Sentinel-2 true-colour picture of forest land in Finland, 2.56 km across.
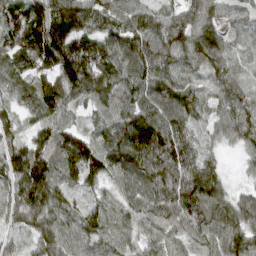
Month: March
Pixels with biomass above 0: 96%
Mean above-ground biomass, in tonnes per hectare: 92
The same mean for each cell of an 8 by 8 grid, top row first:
90 159 132 92 93 70 78 47
99 192 126 93 118 109 113 36
59 60 154 113 107 91 55 64
59 90 35 85 113 104 63 93
66 98 103 99 166 127 37 55
110 124 106 70 114 138 104 15
91 103 68 71 88 117 116 81
26 92 85 87 63 65 88 95
